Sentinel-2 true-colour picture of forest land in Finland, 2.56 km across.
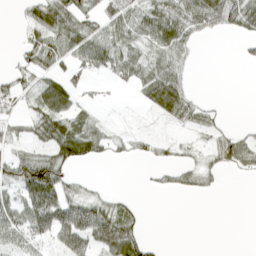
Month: April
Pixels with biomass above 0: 56%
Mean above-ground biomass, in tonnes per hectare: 33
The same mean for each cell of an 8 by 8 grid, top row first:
6 60 55 48 43 59 67 57
13 61 58 61 39 55 0 8
28 38 23 22 55 50 0 0
20 64 27 3 13 51 21 0
26 49 65 28 21 16 17 41
66 95 8 0 3 21 20 9
55 78 70 36 6 0 0 0
44 38 65 73 27 0 0 0
